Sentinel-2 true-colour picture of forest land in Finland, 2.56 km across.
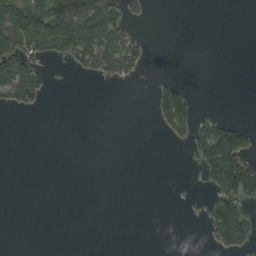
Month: September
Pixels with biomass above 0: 23%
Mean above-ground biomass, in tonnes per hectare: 26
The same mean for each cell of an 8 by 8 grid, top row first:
94 101 119 76 18 0 0 0
88 58 90 77 18 0 0 0
115 18 5 19 4 20 0 0
13 2 0 0 0 112 15 0
0 0 0 0 0 11 108 82
0 0 0 0 0 0 53 152
0 0 0 0 0 1 36 71
0 0 0 0 0 0 18 77
